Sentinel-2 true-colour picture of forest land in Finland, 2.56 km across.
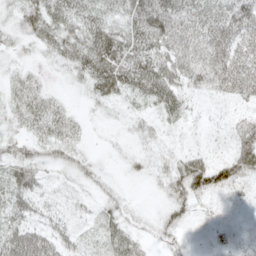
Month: May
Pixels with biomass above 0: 81%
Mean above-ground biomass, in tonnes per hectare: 34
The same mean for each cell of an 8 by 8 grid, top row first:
26 49 42 40 74 72 49 66
15 25 46 83 58 74 78 59
21 8 24 63 60 53 55 76
27 36 8 7 15 30 9 17
27 31 16 6 16 10 12 40
37 16 20 7 13 39 78 43
41 21 15 21 5 29 11 9
61 50 22 34 14 11 11 18
